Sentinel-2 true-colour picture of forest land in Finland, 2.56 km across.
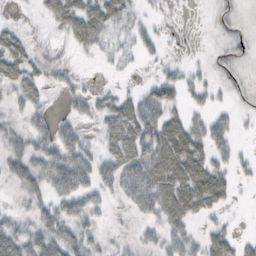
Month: October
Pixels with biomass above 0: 60%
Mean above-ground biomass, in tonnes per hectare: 31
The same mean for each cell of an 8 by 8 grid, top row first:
8 28 60 45 15 1 3 7
46 16 28 21 23 2 4 17
47 25 15 5 10 33 17 9
20 21 29 44 57 27 25 10
26 42 53 43 66 66 42 9
40 56 61 45 69 66 58 12
13 38 44 11 42 59 34 2
50 49 45 11 18 37 31 17
